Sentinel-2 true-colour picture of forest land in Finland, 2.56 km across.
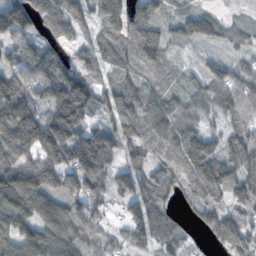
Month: November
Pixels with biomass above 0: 89%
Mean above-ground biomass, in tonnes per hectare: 84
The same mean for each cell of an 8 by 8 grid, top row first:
137 81 84 107 112 55 70 21
56 52 41 80 75 33 39 38
139 73 102 63 51 29 67 75
189 99 142 76 103 66 47 85
162 167 154 103 80 88 33 85
150 134 134 71 62 61 141 97
122 87 71 30 89 26 83 73
108 118 87 40 62 59 35 91
